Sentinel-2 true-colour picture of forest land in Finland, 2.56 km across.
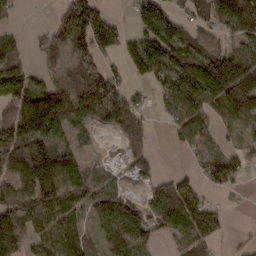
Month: February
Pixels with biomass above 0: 70%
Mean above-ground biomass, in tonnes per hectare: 76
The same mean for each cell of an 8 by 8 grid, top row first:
19 8 153 62 72 47 71 138
51 39 99 92 74 102 76 57
91 43 93 99 31 113 158 187
80 180 101 107 44 80 74 115
117 124 35 4 45 26 36 30
107 139 104 31 44 63 47 42
109 103 72 86 52 121 66 9
88 75 76 64 65 45 60 8
